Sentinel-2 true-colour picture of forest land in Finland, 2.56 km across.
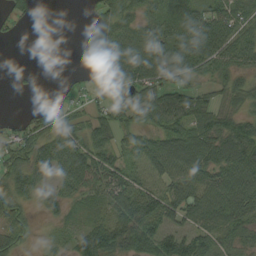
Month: September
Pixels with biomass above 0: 75%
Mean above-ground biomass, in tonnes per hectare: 57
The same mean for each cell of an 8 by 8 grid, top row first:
30 0 1 63 51 95 71 56
0 0 0 83 85 83 94 71
2 0 10 81 86 66 34 43
6 38 33 59 77 93 64 42
70 68 79 56 54 88 77 100
60 46 80 67 35 60 67 104
53 39 18 51 87 79 82 98
41 10 64 98 96 79 69 44
